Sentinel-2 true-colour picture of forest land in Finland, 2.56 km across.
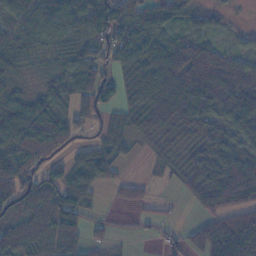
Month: November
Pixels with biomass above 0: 80%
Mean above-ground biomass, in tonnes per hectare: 64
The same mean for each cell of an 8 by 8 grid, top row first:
76 81 76 94 80 57 40 6
56 37 58 77 87 79 61 27
24 29 79 46 102 105 115 87
59 74 70 42 88 117 95 112
76 78 35 59 18 35 59 58
102 49 86 45 9 31 105 107
49 49 73 10 20 7 59 70
63 63 51 24 12 27 127 178
